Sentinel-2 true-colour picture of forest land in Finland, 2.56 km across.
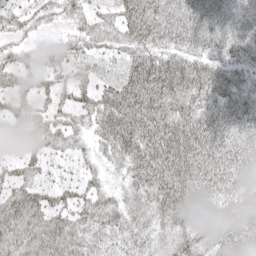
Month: May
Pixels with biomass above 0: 87%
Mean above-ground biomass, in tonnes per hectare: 51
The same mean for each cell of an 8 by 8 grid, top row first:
30 22 35 34 91 64 59 48
29 29 39 41 65 55 53 51
50 37 38 34 94 85 79 46
43 37 39 76 78 69 66 68
22 44 23 59 77 80 76 61
36 18 23 22 63 76 65 57
64 54 46 51 47 62 40 52
54 57 45 36 35 44 43 58
